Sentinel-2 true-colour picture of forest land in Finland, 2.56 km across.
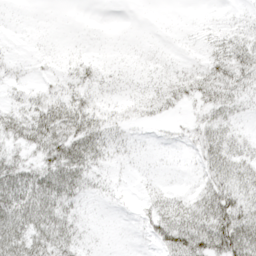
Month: April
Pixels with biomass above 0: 71%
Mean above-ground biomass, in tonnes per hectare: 22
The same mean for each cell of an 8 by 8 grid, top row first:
1 1 0 0 0 0 2 8
3 4 2 1 4 3 14 32
13 11 21 12 12 24 33 30
27 44 43 14 15 8 24 17
26 46 50 24 5 7 36 21
51 48 42 10 5 3 26 31
57 45 16 5 11 27 47 42
48 40 19 2 8 44 58 75
